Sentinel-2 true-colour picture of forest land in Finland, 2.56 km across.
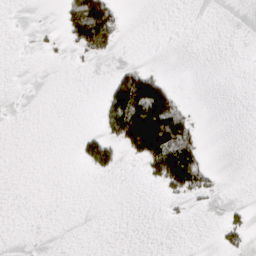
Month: March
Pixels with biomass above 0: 15%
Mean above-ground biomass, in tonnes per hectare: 19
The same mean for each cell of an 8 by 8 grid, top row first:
0 0 112 69 0 0 0 0
0 5 47 38 0 0 0 0
0 0 0 34 90 5 0 0
0 0 0 79 148 76 0 0
0 0 22 55 143 99 4 0
0 0 1 10 21 116 30 0
0 0 0 0 0 3 2 9
0 0 0 0 0 0 0 19
